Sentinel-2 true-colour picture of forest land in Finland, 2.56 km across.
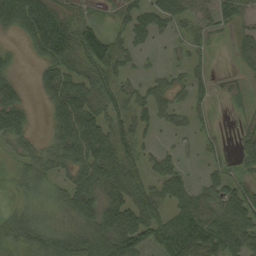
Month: September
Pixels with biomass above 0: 75%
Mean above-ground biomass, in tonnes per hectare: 45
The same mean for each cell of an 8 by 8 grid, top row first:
80 94 35 21 47 58 53 47
10 74 78 43 19 13 19 35
27 45 57 50 22 25 23 12
57 25 77 52 42 34 15 7
32 27 78 68 34 16 18 24
23 35 58 70 42 42 24 23
20 25 61 63 64 47 59 78
53 53 66 96 67 80 79 62
